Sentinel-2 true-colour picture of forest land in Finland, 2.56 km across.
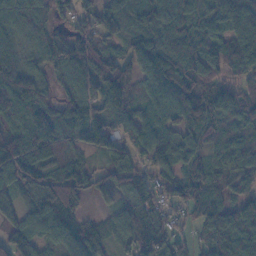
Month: November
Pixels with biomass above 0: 91%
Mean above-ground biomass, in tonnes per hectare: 85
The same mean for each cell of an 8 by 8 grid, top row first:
81 78 74 84 103 104 107 116
55 81 103 54 99 143 102 102
134 69 84 149 79 125 70 60
101 94 90 136 75 102 118 113
136 93 58 74 87 87 77 79
97 70 60 48 54 68 74 64
76 91 43 24 85 41 76 75
101 67 107 49 75 44 78 96
